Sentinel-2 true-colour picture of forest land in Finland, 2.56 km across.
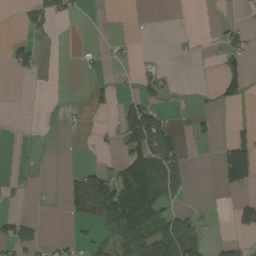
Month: August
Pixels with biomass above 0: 24%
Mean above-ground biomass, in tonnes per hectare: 29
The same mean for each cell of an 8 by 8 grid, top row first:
4 23 9 0 0 0 0 2
31 0 9 12 0 3 5 34
5 1 4 11 24 5 0 59
0 1 4 11 88 5 13 1
1 1 0 9 120 42 10 72
4 1 39 55 167 58 0 90
4 3 40 137 193 30 3 35
56 10 23 43 102 109 21 16
